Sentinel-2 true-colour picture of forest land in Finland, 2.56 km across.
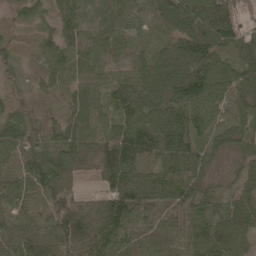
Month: May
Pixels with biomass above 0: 95%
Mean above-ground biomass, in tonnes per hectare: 81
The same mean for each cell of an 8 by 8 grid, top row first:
33 42 63 52 56 107 125 75
29 64 62 53 48 95 114 75
41 68 65 59 99 121 117 92
61 42 108 66 124 116 97 72
96 80 108 120 123 134 59 60
89 138 45 118 107 108 48 44
70 91 85 134 101 63 50 60
95 97 119 88 35 46 90 58
